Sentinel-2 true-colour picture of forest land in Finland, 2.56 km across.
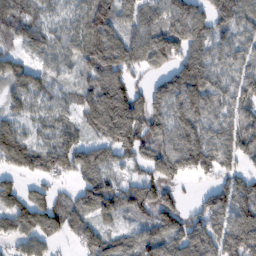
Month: February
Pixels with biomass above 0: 86%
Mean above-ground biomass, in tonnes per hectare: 107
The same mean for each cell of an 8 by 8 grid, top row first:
123 63 98 140 111 136 108 101
56 97 120 172 152 138 97 71
114 66 50 116 34 142 129 86
75 73 80 224 147 110 98 84
152 93 94 142 116 121 121 112
75 84 90 66 91 106 51 88
131 141 101 110 114 92 118 127
75 86 87 76 114 124 141 177
